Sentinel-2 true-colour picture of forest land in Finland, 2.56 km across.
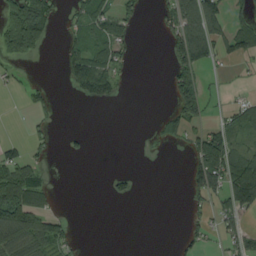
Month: August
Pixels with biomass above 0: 35%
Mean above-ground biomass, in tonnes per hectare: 44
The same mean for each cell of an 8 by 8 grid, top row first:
98 101 44 76 18 73 119 36
90 16 59 76 0 79 107 83
18 5 117 78 0 62 16 6
2 25 0 0 0 49 31 60
26 19 9 0 2 13 99 38
96 16 0 19 1 0 138 126
151 38 0 0 0 0 36 89
134 112 13 0 0 11 26 59
